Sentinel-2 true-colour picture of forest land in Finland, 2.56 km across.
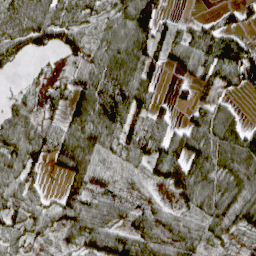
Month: April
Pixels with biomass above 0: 80%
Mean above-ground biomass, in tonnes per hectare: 62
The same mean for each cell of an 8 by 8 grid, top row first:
95 83 59 57 112 15 14 36
55 31 55 85 62 65 90 79
5 21 56 117 79 29 55 77
47 29 56 88 69 23 65 28
75 73 92 57 94 87 104 107
62 18 74 60 48 57 85 94
54 36 87 74 60 31 79 100
29 19 65 79 74 82 47 19
